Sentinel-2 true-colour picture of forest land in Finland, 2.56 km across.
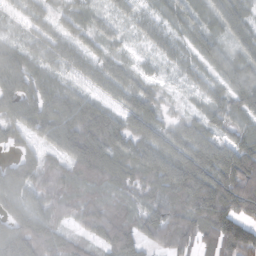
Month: October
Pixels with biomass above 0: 90%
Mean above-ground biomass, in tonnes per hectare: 64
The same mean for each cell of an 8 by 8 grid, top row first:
23 31 39 27 29 37 40 65
40 52 45 26 18 36 49 49
81 48 40 65 31 16 34 63
84 88 105 67 89 15 45 49
40 55 125 90 89 82 75 68
84 78 77 72 69 129 104 125
53 71 63 73 69 82 100 84
110 85 39 80 56 78 56 95
